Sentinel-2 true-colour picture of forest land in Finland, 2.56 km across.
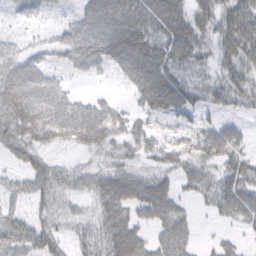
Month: February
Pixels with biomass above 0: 79%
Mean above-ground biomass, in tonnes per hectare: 54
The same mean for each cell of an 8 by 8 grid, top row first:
26 24 43 82 76 72 56 68
36 34 100 88 88 77 33 73
87 54 22 19 85 60 30 53
107 93 71 48 43 54 28 19
73 46 53 52 44 42 56 45
26 65 32 59 39 37 34 65
45 38 16 74 68 55 18 65
131 76 38 82 51 78 7 17
